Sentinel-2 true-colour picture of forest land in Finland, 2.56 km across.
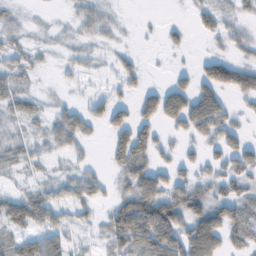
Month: February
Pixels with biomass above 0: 58%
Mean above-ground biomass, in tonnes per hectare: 29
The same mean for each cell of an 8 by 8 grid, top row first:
9 2 18 10 1 0 26 16
23 8 11 10 1 12 3 16
25 2 8 14 12 17 53 53
25 16 29 39 40 60 79 11
21 26 24 30 42 10 28 30
10 11 29 15 59 23 20 31
46 44 26 34 86 67 61 31
36 45 8 32 74 66 102 24
